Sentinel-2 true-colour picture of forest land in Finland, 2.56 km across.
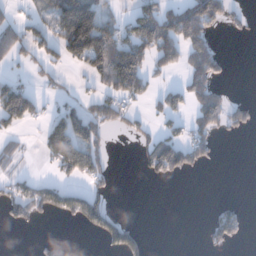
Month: December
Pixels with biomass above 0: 37%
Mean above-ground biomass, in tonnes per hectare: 59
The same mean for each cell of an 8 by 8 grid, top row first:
29 67 216 38 113 97 138 22
82 68 182 150 117 125 96 0
37 31 12 118 79 18 124 0
132 29 66 67 22 54 140 60
26 94 150 18 55 100 64 3
23 16 74 27 23 51 3 0
73 73 94 31 0 0 11 34
0 17 0 75 34 0 34 29
